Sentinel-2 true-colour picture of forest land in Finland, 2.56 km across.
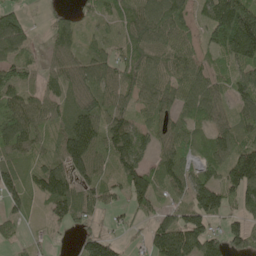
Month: May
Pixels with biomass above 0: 82%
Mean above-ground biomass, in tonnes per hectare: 82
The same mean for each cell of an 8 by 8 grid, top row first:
72 27 40 52 123 125 85 187
102 40 55 45 91 100 61 163
75 50 85 75 86 97 74 81
115 67 117 77 47 75 77 65
103 40 186 110 72 80 74 75
69 121 95 45 109 101 64 142
47 69 94 34 58 57 137 58
29 17 51 60 40 178 103 72
